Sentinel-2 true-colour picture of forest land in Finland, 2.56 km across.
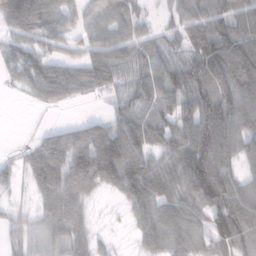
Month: January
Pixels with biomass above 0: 82%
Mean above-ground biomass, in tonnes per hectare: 65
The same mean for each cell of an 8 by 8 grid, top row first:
108 73 46 72 27 43 77 79
49 41 31 73 45 34 92 98
38 86 55 51 61 70 84 106
0 12 2 27 43 60 92 93
6 59 94 131 75 70 112 68
22 101 109 88 111 79 139 56
18 68 58 5 77 89 91 110
36 50 63 15 52 80 66 100
